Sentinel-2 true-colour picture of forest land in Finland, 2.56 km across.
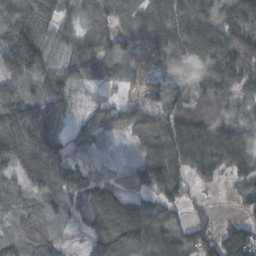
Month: October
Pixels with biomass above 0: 88%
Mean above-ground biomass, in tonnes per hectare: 100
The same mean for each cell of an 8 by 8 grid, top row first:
195 169 73 118 104 133 164 188
200 100 105 103 42 121 146 171
119 110 97 57 17 44 109 140
140 116 26 63 106 102 85 64
156 140 35 9 108 141 144 128
66 139 66 23 119 107 61 77
63 53 59 155 100 62 14 18
72 55 19 175 159 99 84 143
